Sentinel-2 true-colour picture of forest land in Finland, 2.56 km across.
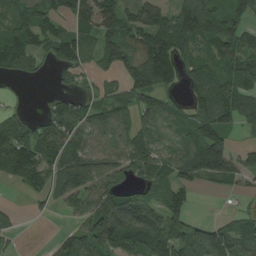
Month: August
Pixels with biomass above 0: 74%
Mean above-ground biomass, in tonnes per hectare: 76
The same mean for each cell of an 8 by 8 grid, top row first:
90 84 95 95 110 99 110 72
92 52 76 82 103 104 59 78
20 7 27 31 136 68 122 100
22 35 60 86 80 54 130 122
120 88 84 72 88 50 162 21
59 79 111 75 68 81 81 58
14 21 54 112 97 85 0 20
18 8 102 120 111 101 114 91
